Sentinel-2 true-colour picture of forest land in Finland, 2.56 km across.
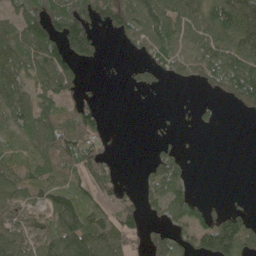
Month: May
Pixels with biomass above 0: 62%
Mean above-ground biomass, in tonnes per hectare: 64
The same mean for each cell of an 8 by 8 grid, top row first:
63 120 139 96 109 81 95 154
99 102 131 2 55 68 79 91
88 93 45 2 36 27 63 116
84 72 81 1 1 5 11 23
43 95 104 14 0 17 0 0
64 68 55 54 23 72 0 0
75 65 75 62 56 71 34 32
98 88 142 99 55 73 97 138
